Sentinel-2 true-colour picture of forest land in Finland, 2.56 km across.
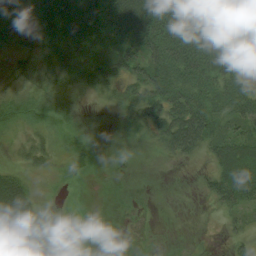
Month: August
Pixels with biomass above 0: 85%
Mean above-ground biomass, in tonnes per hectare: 36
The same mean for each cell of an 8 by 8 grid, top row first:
29 48 66 77 101 94 78 17
28 32 61 62 63 99 87 33
13 21 29 42 60 81 69 38
34 28 9 13 43 70 79 64
13 18 18 5 12 68 50 43
33 12 9 12 7 4 22 63
78 6 5 10 6 2 6 35
56 7 6 7 6 3 1 16
